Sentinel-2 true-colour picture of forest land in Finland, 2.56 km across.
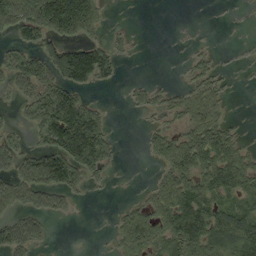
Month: September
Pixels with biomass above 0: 52%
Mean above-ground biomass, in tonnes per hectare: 50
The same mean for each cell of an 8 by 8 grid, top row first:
85 134 149 6 0 0 1 2
37 60 91 36 1 1 9 4
56 70 92 19 10 6 44 2
14 98 118 10 20 42 73 1
30 70 150 33 14 66 93 35
56 105 59 10 1 78 95 87
41 47 6 4 44 103 99 66
71 16 0 14 79 101 120 105
